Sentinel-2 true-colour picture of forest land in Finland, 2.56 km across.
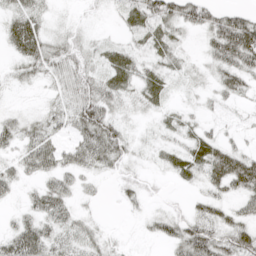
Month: April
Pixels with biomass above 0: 72%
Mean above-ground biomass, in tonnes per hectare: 27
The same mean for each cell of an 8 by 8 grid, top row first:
32 15 5 8 45 53 44 35
30 35 24 17 19 21 25 82
17 24 42 35 30 12 19 38
14 24 49 35 14 11 10 8
28 41 39 58 11 16 34 14
24 31 25 16 11 19 36 63
10 41 14 3 14 9 27 25
44 36 26 9 7 41 64 42
